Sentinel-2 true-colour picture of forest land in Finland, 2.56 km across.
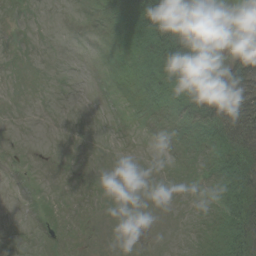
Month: August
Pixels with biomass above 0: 34%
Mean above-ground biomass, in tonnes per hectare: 13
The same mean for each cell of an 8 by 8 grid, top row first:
0 0 1 15 45 33 2 0
0 0 0 6 34 51 19 21
0 0 0 2 26 39 55 81
0 0 0 0 5 16 64 79
0 0 0 0 0 3 14 63
0 0 0 0 0 1 7 42
0 1 0 0 0 0 3 43
0 2 1 0 0 0 5 39
